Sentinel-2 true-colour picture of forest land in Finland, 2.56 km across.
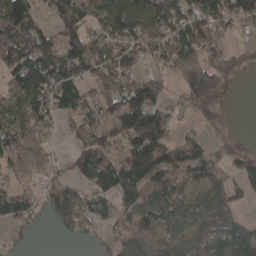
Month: April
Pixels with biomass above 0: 71%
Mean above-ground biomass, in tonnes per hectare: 85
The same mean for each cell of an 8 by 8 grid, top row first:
146 55 130 126 88 125 145 117
128 88 142 126 92 141 109 28
76 132 103 123 85 55 139 26
75 86 74 97 237 48 44 0
79 19 73 77 183 91 45 20
29 25 72 139 127 92 72 60
110 43 81 72 94 51 60 29
28 0 36 61 78 49 86 182
